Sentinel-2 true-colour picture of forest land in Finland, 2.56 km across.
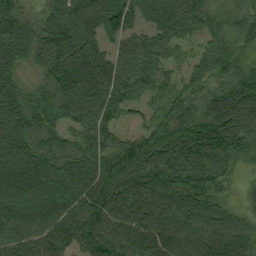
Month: September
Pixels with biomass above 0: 95%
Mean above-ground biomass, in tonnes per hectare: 86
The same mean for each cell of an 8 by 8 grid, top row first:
82 58 78 81 38 93 71 71
91 95 94 47 86 58 52 73
69 70 109 96 82 47 61 80
96 79 83 71 42 90 83 98
96 73 82 67 99 116 121 89
90 107 110 122 114 111 105 37
106 110 116 111 100 83 86 41
96 93 102 115 123 99 91 75
